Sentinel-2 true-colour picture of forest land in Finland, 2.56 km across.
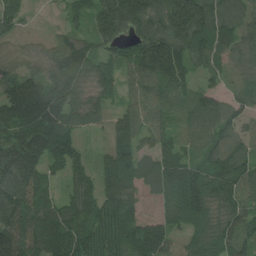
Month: July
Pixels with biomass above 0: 92%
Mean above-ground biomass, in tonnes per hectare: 115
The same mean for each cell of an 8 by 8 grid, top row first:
90 9 67 195 167 223 189 112
51 66 125 103 159 159 146 100
116 114 98 93 105 121 54 47
177 188 100 72 95 64 109 78
193 168 68 107 80 81 80 88
156 79 79 133 109 139 128 126
151 110 118 131 46 117 132 121
160 129 138 143 158 68 121 119
